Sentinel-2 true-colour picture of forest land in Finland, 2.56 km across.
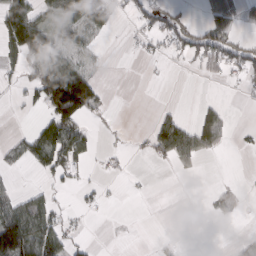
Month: March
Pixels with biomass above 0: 36%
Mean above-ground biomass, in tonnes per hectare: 36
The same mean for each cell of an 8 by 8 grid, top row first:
127 41 114 43 32 38 27 24
92 112 67 1 12 26 64 46
16 131 136 0 1 0 10 15
2 66 97 7 0 17 40 1
28 89 58 4 14 107 60 6
8 27 15 8 2 8 0 1
65 48 13 2 0 0 8 9
150 112 20 1 0 5 0 14
